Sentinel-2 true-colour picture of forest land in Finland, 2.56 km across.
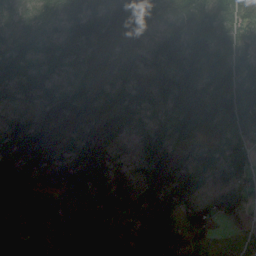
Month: August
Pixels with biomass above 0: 95%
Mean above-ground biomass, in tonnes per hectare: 94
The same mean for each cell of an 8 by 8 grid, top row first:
70 76 121 106 64 89 104 88
95 90 98 73 74 96 94 65
106 89 84 66 86 126 127 102
84 103 90 71 77 146 126 109
130 119 97 61 82 79 57 80
179 99 182 101 95 107 66 73
53 72 107 78 84 76 60 105
130 102 147 124 147 114 21 16
